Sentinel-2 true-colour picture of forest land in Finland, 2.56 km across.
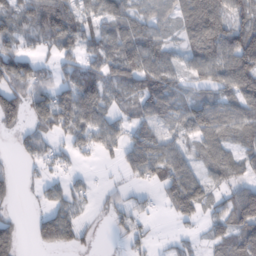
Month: February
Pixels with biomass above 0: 69%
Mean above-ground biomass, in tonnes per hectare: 58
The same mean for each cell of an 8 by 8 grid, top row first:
74 106 87 69 53 62 118 63
57 43 62 68 81 32 92 112
93 40 84 60 74 52 51 106
87 90 106 45 57 70 80 66
20 37 47 51 84 51 67 54
16 22 16 4 61 94 33 44
9 37 29 29 19 61 26 136
59 60 34 6 24 16 35 96
